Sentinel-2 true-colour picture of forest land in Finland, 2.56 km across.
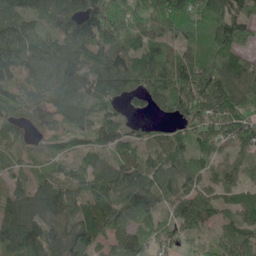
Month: June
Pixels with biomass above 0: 93%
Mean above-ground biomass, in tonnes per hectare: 97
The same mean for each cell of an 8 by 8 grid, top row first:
84 96 161 115 99 130 131 86
143 98 127 115 87 77 125 110
115 115 119 163 128 126 151 143
82 75 106 57 35 86 130 128
63 43 53 100 54 78 90 100
66 77 67 100 99 93 76 61
106 125 83 103 102 96 92 80
113 113 104 91 78 53 28 70
